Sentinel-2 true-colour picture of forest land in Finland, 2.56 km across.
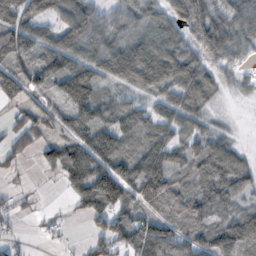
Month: October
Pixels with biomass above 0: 80%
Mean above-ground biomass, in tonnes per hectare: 66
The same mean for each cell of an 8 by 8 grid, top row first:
87 65 91 53 64 75 88 59
104 72 88 85 80 95 88 56
100 76 122 58 80 103 49 22
29 71 77 56 46 61 27 9
43 54 99 89 59 57 65 26
17 10 110 158 102 58 78 87
24 7 42 97 72 69 70 55
20 10 9 80 102 70 70 90
